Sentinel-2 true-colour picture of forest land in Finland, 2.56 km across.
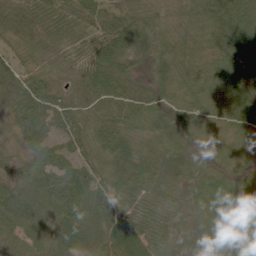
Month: June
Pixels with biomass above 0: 99%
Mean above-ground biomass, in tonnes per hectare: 58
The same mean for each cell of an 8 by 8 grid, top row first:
47 60 59 43 56 45 80 90
26 41 56 105 48 57 52 100
54 50 50 63 34 57 53 91
56 75 51 54 58 45 42 64
30 71 59 65 42 43 16 19
48 80 84 62 68 52 52 28
69 67 80 67 53 61 79 68
45 52 67 61 66 64 53 73
